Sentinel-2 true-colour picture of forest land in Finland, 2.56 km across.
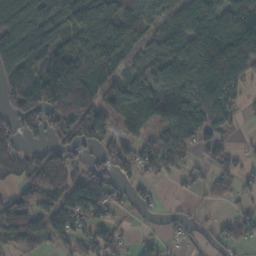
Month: November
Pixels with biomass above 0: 72%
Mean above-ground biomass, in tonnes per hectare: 73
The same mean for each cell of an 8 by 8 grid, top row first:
107 95 121 119 71 58 78 112
105 120 78 106 60 88 140 141
91 114 95 61 78 103 115 67
70 108 112 87 117 114 92 28
39 54 71 72 67 103 56 12
46 84 59 63 31 27 35 47
94 76 89 59 23 10 13 23
74 59 48 45 21 13 34 49
